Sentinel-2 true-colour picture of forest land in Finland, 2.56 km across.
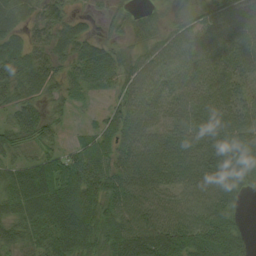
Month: August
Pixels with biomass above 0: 88%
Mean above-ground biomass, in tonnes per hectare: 55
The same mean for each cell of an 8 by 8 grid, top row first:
22 48 16 33 20 16 58 79
53 44 42 28 30 54 55 74
61 54 43 35 64 59 60 47
45 31 8 35 74 53 69 58
41 34 28 51 77 67 88 74
59 92 77 72 79 61 95 70
54 74 84 56 73 68 69 24
41 55 61 64 88 74 73 41
